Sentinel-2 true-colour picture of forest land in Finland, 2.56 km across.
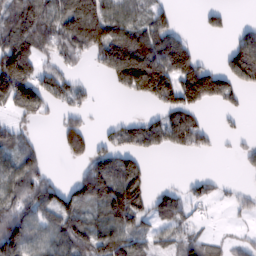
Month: February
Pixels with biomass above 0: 60%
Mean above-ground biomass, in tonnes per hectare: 65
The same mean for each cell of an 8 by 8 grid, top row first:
87 102 153 96 60 27 29 0
129 58 80 134 135 106 0 112
175 60 20 40 136 109 116 81
51 32 38 1 11 85 18 26
59 4 77 46 72 55 27 11
80 33 51 123 58 3 21 5
79 83 88 151 71 73 14 23
142 70 98 94 49 57 43 20
